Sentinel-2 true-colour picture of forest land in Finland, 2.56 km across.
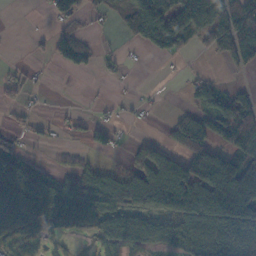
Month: November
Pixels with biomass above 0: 53%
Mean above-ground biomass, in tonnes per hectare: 63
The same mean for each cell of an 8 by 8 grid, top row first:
0 25 53 28 142 139 102 103
0 36 91 5 33 57 36 124
24 3 0 12 0 3 30 8
21 4 9 10 9 19 54 104
37 12 11 40 38 63 99 107
141 64 63 56 84 173 178 175
88 82 78 78 92 152 148 189
54 40 10 63 71 74 72 91
